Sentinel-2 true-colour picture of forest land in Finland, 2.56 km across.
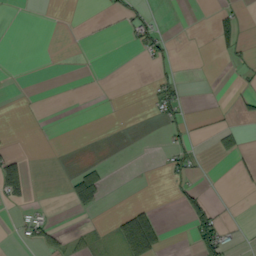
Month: September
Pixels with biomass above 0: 13%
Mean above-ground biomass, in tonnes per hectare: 11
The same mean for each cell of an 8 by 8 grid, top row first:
0 0 0 8 21 3 4 14
0 0 1 0 24 5 1 21
0 0 0 0 1 18 0 5
0 0 0 0 1 25 2 10
2 0 0 2 0 15 2 13
63 0 43 12 0 19 1 13
9 4 33 1 25 9 38 0
4 32 16 17 111 0 60 6
